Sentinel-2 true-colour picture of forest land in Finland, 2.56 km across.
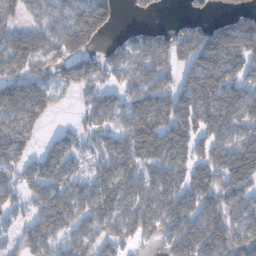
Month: January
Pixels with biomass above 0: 78%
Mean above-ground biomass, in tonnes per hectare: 90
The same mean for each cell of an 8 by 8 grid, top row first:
58 60 108 57 16 8 31 80
135 111 99 37 82 100 162 152
110 75 112 56 97 67 139 95
100 63 39 79 117 138 149 122
99 48 56 70 147 126 95 118
55 103 78 98 69 87 118 171
47 99 87 101 88 110 90 84
52 96 75 72 46 103 145 86
